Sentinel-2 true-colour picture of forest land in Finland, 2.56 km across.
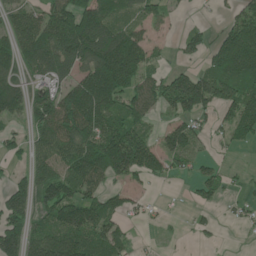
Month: June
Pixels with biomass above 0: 67%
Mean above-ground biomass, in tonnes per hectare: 85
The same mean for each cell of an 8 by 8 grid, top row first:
73 99 158 80 56 14 4 70
113 143 163 175 93 19 61 231
96 79 96 206 91 101 112 141
76 113 167 112 79 66 60 101
47 107 134 154 102 88 25 36
31 90 120 84 71 28 43 10
113 107 157 73 22 3 36 25
114 139 119 92 5 5 12 4
